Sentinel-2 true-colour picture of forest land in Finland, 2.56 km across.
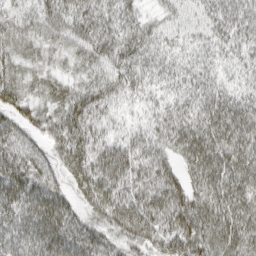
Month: March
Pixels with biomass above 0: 92%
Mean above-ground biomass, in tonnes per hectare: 48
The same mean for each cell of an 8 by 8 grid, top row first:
35 52 53 47 27 27 41 50
33 37 45 52 46 26 31 37
37 32 28 43 35 33 35 24
46 41 56 23 19 38 58 63
47 34 54 42 37 50 76 68
69 42 53 71 43 37 73 74
59 67 31 62 61 64 70 67
53 70 57 35 44 62 63 71
